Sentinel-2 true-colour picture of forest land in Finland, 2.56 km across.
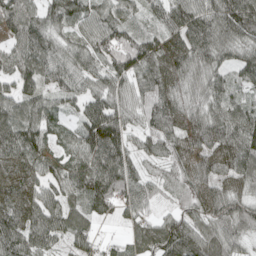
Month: April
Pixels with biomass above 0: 94%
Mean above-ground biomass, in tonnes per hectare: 70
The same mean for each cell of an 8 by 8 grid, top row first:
80 60 70 64 31 92 96 117
56 73 67 87 82 81 102 66
71 59 66 73 69 67 67 46
69 62 57 93 58 75 72 75
104 57 73 105 40 54 75 99
79 64 73 106 54 43 69 65
83 91 47 60 48 39 76 69
81 67 47 22 67 100 73 44
